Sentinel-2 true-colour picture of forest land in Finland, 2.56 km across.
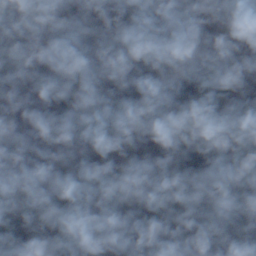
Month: November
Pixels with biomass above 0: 66%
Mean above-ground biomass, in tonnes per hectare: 34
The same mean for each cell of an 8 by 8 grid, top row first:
3 13 3 30 11 2 11 13
28 6 0 2 7 1 13 20
2 21 19 5 12 37 56 10
11 4 12 21 43 36 42 44
27 1 1 22 26 62 61 39
23 17 11 34 25 61 41 50
54 90 73 84 96 72 56 58
89 78 65 62 48 84 63 57
